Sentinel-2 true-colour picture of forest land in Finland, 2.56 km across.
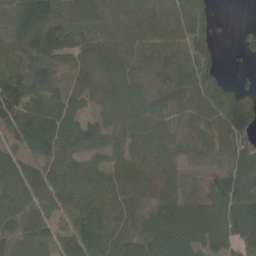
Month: May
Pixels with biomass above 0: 89%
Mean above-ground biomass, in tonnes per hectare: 84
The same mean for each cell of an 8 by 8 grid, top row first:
113 144 90 58 70 61 38 1
130 144 92 84 71 71 38 33
123 103 76 91 64 99 80 17
118 123 66 64 84 78 92 165
50 83 60 44 99 78 40 78
123 108 94 69 42 35 43 109
126 70 77 62 62 90 90 116
137 64 90 99 113 147 79 97
